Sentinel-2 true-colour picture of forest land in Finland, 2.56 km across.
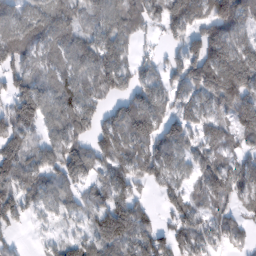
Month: February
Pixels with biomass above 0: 82%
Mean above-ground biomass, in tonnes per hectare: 95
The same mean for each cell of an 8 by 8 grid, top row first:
68 87 72 84 108 139 129 148
115 85 106 114 24 45 167 120
87 80 101 120 91 82 164 181
135 109 113 62 160 72 72 123
112 90 94 125 137 121 66 59
106 106 93 95 98 67 104 98
111 60 59 106 63 76 60 46
21 19 63 126 125 84 83 41
